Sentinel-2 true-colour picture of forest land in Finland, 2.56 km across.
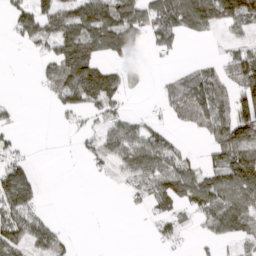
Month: April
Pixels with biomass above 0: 55%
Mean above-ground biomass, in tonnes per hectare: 64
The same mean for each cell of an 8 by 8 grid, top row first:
70 92 136 144 112 133 126 116
8 53 158 116 29 34 2 46
1 48 154 104 23 52 89 107
13 5 61 62 17 50 99 115
31 0 19 71 104 36 45 136
115 0 0 22 85 116 78 137
108 9 0 0 28 66 98 115
89 88 4 0 3 38 28 51
